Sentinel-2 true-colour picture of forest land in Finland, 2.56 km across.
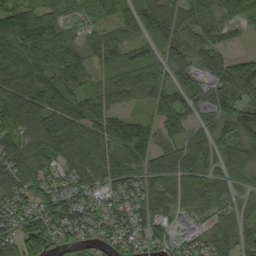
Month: September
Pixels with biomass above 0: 88%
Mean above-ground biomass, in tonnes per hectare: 87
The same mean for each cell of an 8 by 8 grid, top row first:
126 97 45 38 105 91 67 87
74 117 62 89 62 93 73 16
150 119 84 82 86 63 70 152
148 149 111 77 44 104 47 94
115 114 109 94 97 79 92 91
110 82 92 94 101 108 101 60
81 86 84 67 76 73 67 64
85 116 58 54 81 78 82 75
